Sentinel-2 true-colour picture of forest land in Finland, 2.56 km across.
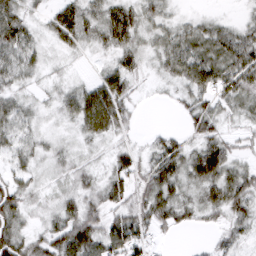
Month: March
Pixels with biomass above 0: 82%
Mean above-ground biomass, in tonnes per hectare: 34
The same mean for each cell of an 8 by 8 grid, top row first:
47 22 50 50 29 13 12 7
58 16 22 33 21 47 44 54
29 11 11 57 10 31 68 60
39 8 66 78 3 7 43 27
31 15 12 17 11 35 48 16
25 12 25 34 39 50 62 41
45 14 49 42 45 48 36 43
54 43 71 71 40 5 9 27
